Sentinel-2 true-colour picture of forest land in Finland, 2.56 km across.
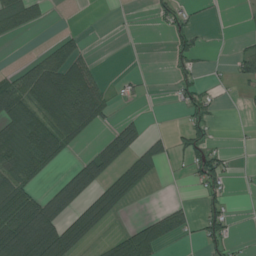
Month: July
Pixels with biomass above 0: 39%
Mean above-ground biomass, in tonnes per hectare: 36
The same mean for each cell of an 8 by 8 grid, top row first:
84 12 0 0 1 41 5 2
1 22 23 0 0 36 8 14
51 94 79 6 7 28 8 23
69 68 87 20 5 7 36 3
67 78 19 71 44 20 34 1
67 18 65 50 53 2 70 4
92 80 50 53 1 29 32 1
103 103 50 24 83 21 49 7
